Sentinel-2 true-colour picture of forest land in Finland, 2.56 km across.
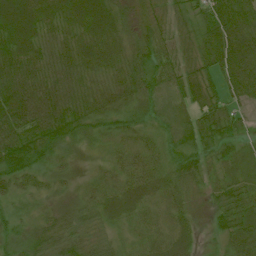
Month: July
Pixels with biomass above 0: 97%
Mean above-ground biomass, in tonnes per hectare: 48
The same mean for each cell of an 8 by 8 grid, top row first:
92 61 79 62 26 34 55 60
79 55 71 63 45 47 56 68
89 77 66 53 56 46 44 60
98 112 63 49 27 31 51 26
78 56 22 24 34 28 43 30
62 26 15 35 56 36 34 29
19 22 35 39 35 35 26 48
30 43 40 22 31 52 12 51
